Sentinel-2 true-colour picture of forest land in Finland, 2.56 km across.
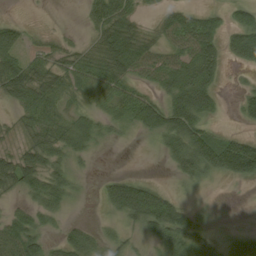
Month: August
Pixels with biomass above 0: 69%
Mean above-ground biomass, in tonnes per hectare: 40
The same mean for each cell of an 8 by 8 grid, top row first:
4 1 8 76 15 39 34 41
51 27 25 75 56 40 63 59
72 51 44 59 29 67 63 5
23 50 29 33 75 83 49 24
21 62 42 12 4 51 69 56
67 62 13 15 9 27 39 52
21 43 3 35 100 61 5 0
79 23 48 25 24 49 30 29
